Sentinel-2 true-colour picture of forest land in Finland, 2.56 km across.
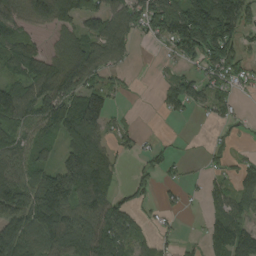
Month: August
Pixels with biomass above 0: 69%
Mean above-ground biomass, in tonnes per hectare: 86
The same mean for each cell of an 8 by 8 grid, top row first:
90 137 115 107 136 173 258 157
110 47 120 111 7 80 179 89
88 140 111 34 0 70 66 65
143 126 176 61 1 47 55 20
89 42 123 56 22 11 18 12
125 81 151 78 37 20 31 63
126 160 99 103 29 24 36 74
133 115 132 129 44 20 56 124
